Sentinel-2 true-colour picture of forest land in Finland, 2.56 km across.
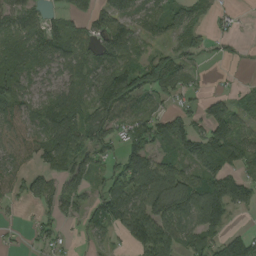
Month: August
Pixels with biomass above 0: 75%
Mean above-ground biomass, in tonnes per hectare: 71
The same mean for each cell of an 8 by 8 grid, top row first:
65 44 50 85 65 54 40 11
41 88 60 93 45 77 41 13
73 47 47 117 116 110 13 11
98 85 77 100 53 64 70 69
111 100 97 68 101 98 127 88
83 59 61 72 128 92 88 65
16 46 55 113 105 100 138 52
12 40 11 26 110 82 81 71
